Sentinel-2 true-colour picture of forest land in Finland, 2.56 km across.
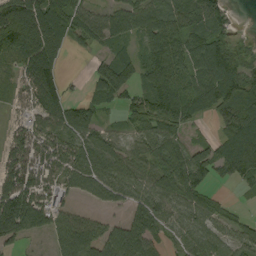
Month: September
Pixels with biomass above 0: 79%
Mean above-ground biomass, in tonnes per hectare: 68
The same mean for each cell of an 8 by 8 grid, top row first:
153 138 70 63 84 80 81 4
110 123 10 37 46 76 94 57
30 111 7 111 57 75 89 107
20 96 16 15 70 89 46 92
74 86 63 44 66 70 42 111
103 70 58 64 62 102 54 73
152 76 20 19 64 54 49 12
51 33 108 88 89 30 55 39
